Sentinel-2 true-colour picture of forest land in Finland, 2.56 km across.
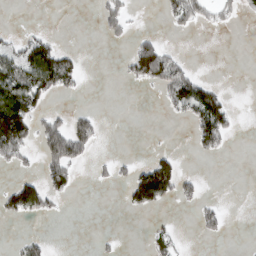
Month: March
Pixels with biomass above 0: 24%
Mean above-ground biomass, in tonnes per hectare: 32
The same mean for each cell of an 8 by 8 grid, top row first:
0 0 0 50 2 45 30 18
39 72 8 4 72 14 0 0
104 105 30 1 66 103 26 0
136 37 22 0 0 29 126 5
109 89 87 0 1 1 56 0
24 59 10 21 91 80 1 0
83 38 0 0 55 10 22 0
9 14 0 7 9 32 11 0
